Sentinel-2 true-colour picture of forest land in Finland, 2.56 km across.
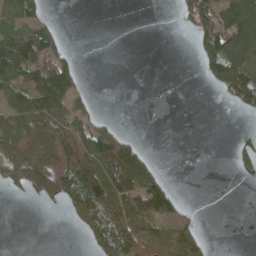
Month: April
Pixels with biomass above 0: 42%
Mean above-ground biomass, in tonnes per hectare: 40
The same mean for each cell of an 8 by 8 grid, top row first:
69 22 0 0 0 18 74 107
99 94 2 0 0 0 69 75
53 98 29 0 0 0 36 97
58 82 39 2 0 0 0 23
60 74 81 97 13 0 0 12
65 117 107 99 81 3 0 14
0 5 70 112 84 48 0 0
0 0 5 86 97 91 20 0
